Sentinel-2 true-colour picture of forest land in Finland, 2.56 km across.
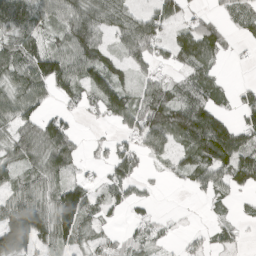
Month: April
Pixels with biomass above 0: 69%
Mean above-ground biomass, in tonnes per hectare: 65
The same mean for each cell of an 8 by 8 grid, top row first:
148 69 102 103 63 49 26 55
86 56 115 46 88 75 83 12
80 113 78 82 43 40 64 5
81 37 27 86 98 115 89 52
78 116 33 38 72 66 141 91
47 70 28 54 28 25 76 87
95 73 141 38 22 1 15 13
173 74 67 27 43 11 25 28
